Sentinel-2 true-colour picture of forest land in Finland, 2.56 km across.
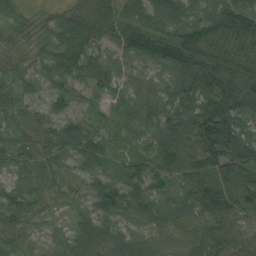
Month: August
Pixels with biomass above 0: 98%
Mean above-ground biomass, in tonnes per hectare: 68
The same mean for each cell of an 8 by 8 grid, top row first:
59 32 90 88 64 73 66 137
28 55 113 46 58 93 114 119
40 64 58 53 38 71 131 115
51 53 38 27 64 72 105 92
56 64 95 39 41 90 105 88
32 53 39 43 76 61 61 106
83 32 41 93 68 52 82 70
51 43 81 68 45 48 82 36
